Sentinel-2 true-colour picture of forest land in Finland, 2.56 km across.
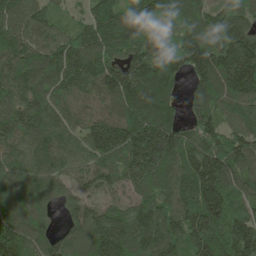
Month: May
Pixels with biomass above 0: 95%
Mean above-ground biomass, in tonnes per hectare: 179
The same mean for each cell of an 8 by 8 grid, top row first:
161 110 62 230 200 139 148 129
187 171 200 201 209 193 202 235
159 188 188 225 238 142 199 246
153 179 121 129 244 113 181 162
141 183 149 253 267 217 199 151
176 175 120 151 200 157 259 149
196 115 147 133 154 159 236 130
227 143 135 262 204 175 222 206
